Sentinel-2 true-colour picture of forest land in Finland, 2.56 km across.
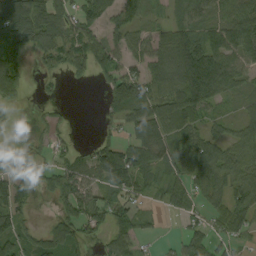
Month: September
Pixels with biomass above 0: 70%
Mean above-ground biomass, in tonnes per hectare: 56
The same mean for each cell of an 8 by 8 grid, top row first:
128 70 54 48 33 37 54 67
84 68 73 59 52 125 86 77
84 16 12 56 72 96 142 42
8 10 0 34 77 81 45 25
15 33 8 58 94 62 75 59
60 41 56 91 55 55 81 67
55 5 70 58 23 35 41 67
71 84 53 47 26 20 57 33
